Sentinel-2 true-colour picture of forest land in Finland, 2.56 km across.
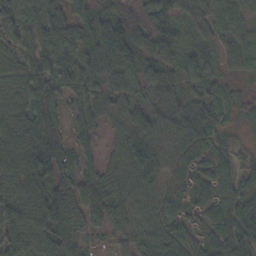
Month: October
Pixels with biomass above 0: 91%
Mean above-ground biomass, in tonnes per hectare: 60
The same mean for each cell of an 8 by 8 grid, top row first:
80 60 48 49 76 47 55 58
49 82 68 85 58 45 36 49
58 67 74 57 40 55 48 18
71 78 52 47 64 85 78 40
73 107 39 28 84 49 61 13
64 66 56 48 77 44 64 45
65 89 68 70 55 52 56 67
62 82 60 30 69 86 40 65
